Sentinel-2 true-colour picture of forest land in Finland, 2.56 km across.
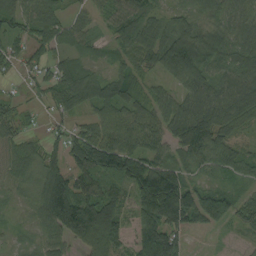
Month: August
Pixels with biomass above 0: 89%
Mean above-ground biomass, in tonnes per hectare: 74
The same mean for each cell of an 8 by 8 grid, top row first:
77 64 31 53 62 51 55 65
35 60 42 29 83 131 108 60
14 53 105 88 41 60 75 75
44 20 59 79 74 97 124 100
64 44 90 99 75 73 116 45
57 84 73 91 155 107 38 57
13 98 135 103 123 189 130 84
12 41 70 104 114 103 57 10
